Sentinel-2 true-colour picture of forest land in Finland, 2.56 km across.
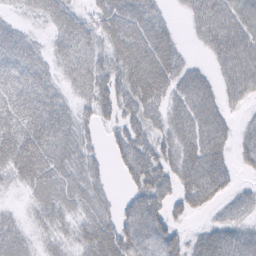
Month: February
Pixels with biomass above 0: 78%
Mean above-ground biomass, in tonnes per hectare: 41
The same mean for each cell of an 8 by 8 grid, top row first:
12 35 24 66 59 8 58 57
51 21 41 53 70 34 30 63
54 33 37 55 83 46 29 59
58 57 26 37 49 36 53 12
65 60 37 23 41 45 62 25
32 45 39 10 59 42 73 11
7 36 28 24 59 25 29 25
32 19 31 63 55 35 46 46
